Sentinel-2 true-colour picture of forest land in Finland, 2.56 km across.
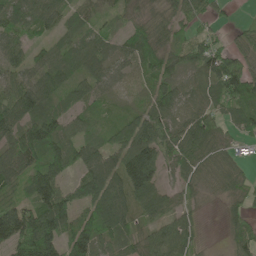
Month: May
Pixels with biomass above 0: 85%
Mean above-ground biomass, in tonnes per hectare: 65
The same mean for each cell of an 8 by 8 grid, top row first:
59 62 44 33 34 50 50 8
49 45 59 41 70 49 71 47
55 74 54 42 39 61 70 105
114 73 42 32 56 58 60 60
88 105 58 58 118 79 89 35
82 103 51 94 125 39 46 40
87 132 64 115 63 50 5 34
150 131 119 67 54 85 6 53
